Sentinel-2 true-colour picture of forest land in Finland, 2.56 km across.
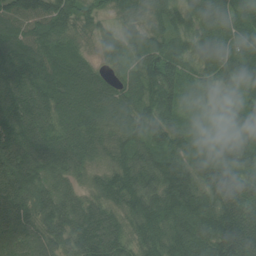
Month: July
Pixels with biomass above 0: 99%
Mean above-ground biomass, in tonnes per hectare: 88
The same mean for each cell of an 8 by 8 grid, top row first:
102 114 70 37 54 67 85 83
101 87 36 67 79 71 87 98
101 97 98 52 107 87 63 100
111 87 107 94 93 79 41 82
113 101 89 62 81 86 45 83
133 80 36 75 91 125 96 99
91 85 79 65 99 114 104 130
97 82 96 85 86 102 111 173
